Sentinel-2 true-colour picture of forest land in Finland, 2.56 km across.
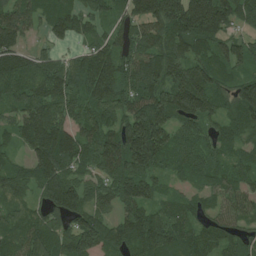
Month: July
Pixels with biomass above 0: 91%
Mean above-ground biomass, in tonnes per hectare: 100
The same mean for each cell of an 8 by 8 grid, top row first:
113 93 83 57 122 178 238 97
101 35 39 76 107 102 97 79
105 112 105 131 154 129 136 77
74 95 75 92 134 138 93 118
60 172 114 112 211 84 59 66
87 135 63 83 117 47 74 74
61 76 109 60 89 61 59 84
89 108 143 94 141 107 94 79
